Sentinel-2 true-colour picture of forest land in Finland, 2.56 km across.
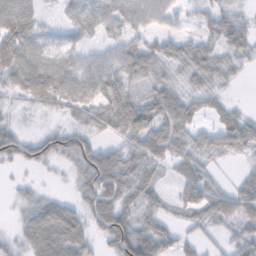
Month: November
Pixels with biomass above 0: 79%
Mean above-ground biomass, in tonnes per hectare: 47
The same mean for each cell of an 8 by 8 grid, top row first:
76 10 42 59 53 30 38 28
81 43 34 37 52 42 50 61
42 74 55 58 48 29 47 17
13 20 38 68 88 81 27 26
54 53 61 32 86 65 43 56
6 5 52 97 51 28 33 17
15 48 37 77 41 23 66 66
23 78 51 65 96 39 23 56
